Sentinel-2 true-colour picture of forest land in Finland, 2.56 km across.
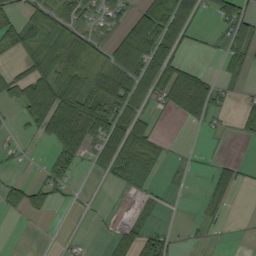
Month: September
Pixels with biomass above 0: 45%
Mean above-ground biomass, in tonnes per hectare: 38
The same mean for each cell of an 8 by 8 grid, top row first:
36 58 44 37 64 104 22 69
46 76 73 53 93 60 7 59
49 89 68 86 80 79 32 16
16 108 85 81 38 37 50 20
7 31 72 87 60 0 1 2
3 29 7 33 23 7 14 19
27 22 2 3 12 1 12 0
0 0 4 35 53 9 4 0
